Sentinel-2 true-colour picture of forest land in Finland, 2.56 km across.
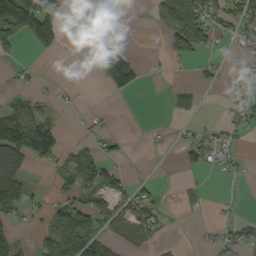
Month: September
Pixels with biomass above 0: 37%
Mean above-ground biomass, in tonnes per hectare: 32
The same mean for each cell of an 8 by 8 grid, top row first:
128 123 4 60 0 90 82 63
21 48 0 56 2 59 39 11
13 4 2 60 17 4 14 22
56 21 7 6 0 31 2 34
88 74 15 15 3 14 54 10
53 8 46 43 5 2 8 12
42 25 62 52 58 6 7 6
28 47 81 33 31 5 12 51
